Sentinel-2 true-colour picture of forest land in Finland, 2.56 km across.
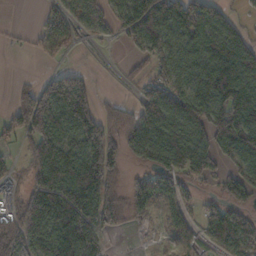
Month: November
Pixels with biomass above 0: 74%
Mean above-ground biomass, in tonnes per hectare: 112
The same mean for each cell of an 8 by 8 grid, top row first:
0 52 55 70 203 182 125 31
11 65 34 6 80 117 121 123
19 94 109 3 62 116 186 206
120 204 203 61 125 146 162 192
54 207 156 146 152 141 120 179
65 179 265 141 100 111 63 110
88 185 184 146 78 59 61 102
153 142 226 19 3 34 72 170
